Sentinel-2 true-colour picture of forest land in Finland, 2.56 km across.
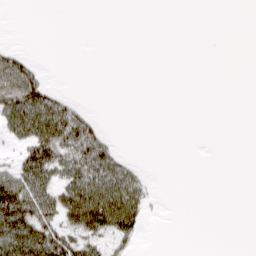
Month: April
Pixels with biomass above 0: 28%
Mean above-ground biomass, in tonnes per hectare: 24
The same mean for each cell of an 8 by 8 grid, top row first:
0 0 0 0 0 0 0 0
13 0 0 0 0 0 0 0
80 17 0 0 0 0 0 0
81 88 31 0 0 0 0 0
29 91 79 21 0 0 0 0
71 67 71 72 17 0 0 0
111 68 98 109 38 0 0 0
77 85 60 44 7 0 0 0
